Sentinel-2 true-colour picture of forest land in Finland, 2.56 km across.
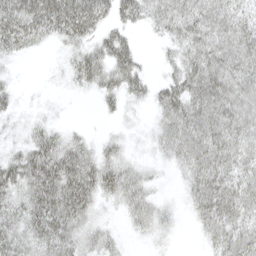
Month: April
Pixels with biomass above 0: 77%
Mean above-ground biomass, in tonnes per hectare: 35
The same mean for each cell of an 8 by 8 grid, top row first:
62 68 72 34 33 47 47 39
36 9 29 55 5 27 50 50
7 2 30 41 31 37 59 47
13 6 0 13 8 47 52 51
17 45 28 17 9 42 51 43
50 66 63 44 24 10 51 42
41 64 51 10 33 10 46 44
44 52 37 20 8 4 21 44
